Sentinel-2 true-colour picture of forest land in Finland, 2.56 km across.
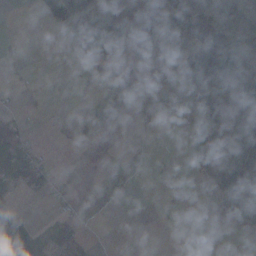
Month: November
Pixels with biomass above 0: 28%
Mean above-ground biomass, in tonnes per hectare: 27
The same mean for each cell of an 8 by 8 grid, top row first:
0 19 55 40 15 24 59 66
3 0 53 39 4 4 2 57
6 1 10 29 7 20 124 57
15 3 1 1 8 45 87 13
78 3 6 2 2 3 80 47
77 41 1 8 0 17 57 11
52 8 7 0 0 3 16 48
192 37 25 1 4 0 0 9
